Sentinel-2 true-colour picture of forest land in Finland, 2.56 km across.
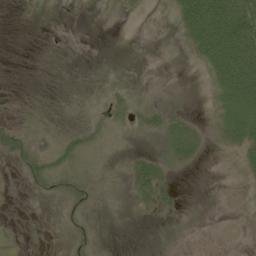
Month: June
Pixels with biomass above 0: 39%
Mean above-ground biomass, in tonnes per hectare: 18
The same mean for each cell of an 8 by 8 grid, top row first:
0 0 0 3 3 29 108 101
0 1 0 0 0 6 69 102
0 2 0 3 1 4 22 98
6 3 3 22 29 28 14 63
24 10 27 8 17 56 20 44
6 28 15 19 61 20 0 10
1 1 14 7 22 12 0 5
5 1 10 0 0 0 0 1
